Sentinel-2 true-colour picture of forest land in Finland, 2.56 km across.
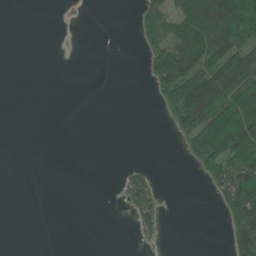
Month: June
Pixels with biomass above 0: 28%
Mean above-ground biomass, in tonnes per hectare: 41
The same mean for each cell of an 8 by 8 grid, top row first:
0 0 1 0 42 53 115 218
0 0 0 0 35 93 115 82
0 0 0 0 13 194 149 149
0 0 0 0 0 113 194 161
0 0 0 0 0 16 178 156
0 0 0 1 29 0 58 132
0 0 0 1 65 0 1 132
0 0 0 0 13 0 0 96
